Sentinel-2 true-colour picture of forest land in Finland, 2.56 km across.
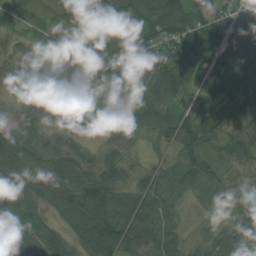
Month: August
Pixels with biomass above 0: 93%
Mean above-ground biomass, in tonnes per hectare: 63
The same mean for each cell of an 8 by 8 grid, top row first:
37 30 57 50 73 102 55 78
20 43 67 63 91 83 88 65
4 32 66 67 82 98 60 62
27 39 63 65 79 63 54 35
95 44 28 41 31 78 78 56
92 76 80 69 47 64 79 36
89 41 103 101 82 37 38 56
112 65 65 121 77 47 45 98
